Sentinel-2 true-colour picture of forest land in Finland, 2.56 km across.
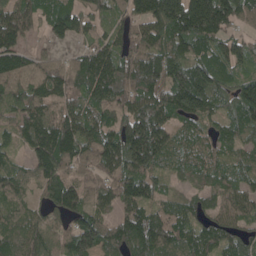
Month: May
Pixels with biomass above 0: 91%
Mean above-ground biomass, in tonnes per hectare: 100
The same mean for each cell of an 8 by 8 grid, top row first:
113 93 83 57 122 178 238 97
101 35 39 76 107 102 97 79
105 112 105 131 154 129 136 77
74 95 75 92 134 138 93 118
60 172 114 112 211 84 59 66
87 135 63 83 117 47 74 74
61 76 109 60 89 61 59 84
89 108 143 94 141 107 94 79
